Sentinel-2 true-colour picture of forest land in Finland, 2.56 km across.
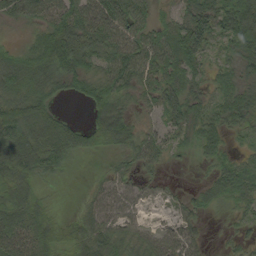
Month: August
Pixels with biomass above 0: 85%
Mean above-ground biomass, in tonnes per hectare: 46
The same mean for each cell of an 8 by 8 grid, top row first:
50 66 70 78 46 34 72 73
20 67 76 60 63 71 50 58
59 54 45 60 48 57 32 39
69 43 3 65 22 60 33 55
81 81 48 40 51 24 37 11
68 30 4 30 20 2 19 45
69 31 22 45 17 20 24 26
88 61 52 63 47 53 13 19
